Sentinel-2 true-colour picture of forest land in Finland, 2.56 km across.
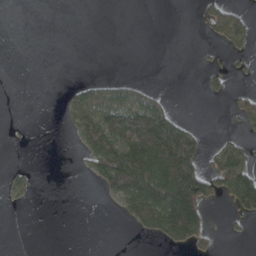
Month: April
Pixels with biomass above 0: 26%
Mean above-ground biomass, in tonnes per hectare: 47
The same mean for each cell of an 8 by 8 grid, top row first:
0 0 0 0 0 0 52 43
0 0 0 0 0 0 7 47
0 0 11 25 7 0 26 8
0 0 106 119 121 27 0 58
1 0 52 166 225 211 18 35
16 0 6 198 223 249 105 134
9 0 0 14 184 221 58 75
0 0 0 0 14 87 34 7
